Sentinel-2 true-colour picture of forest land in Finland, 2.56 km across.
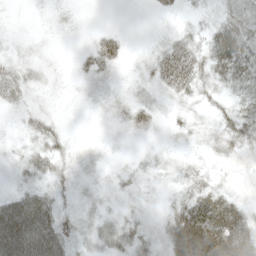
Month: May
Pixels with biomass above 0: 77%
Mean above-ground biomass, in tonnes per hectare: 25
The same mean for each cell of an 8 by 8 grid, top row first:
1 6 3 0 1 13 14 53
8 7 6 45 6 51 38 65
35 11 8 10 14 69 27 48
16 17 3 12 23 13 12 33
9 27 6 5 4 8 20 39
12 24 12 9 12 18 26 11
62 47 16 13 10 32 66 33
88 66 21 33 25 63 80 60
